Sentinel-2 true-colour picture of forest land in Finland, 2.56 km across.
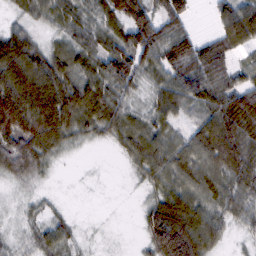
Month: February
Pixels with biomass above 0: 84%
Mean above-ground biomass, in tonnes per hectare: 68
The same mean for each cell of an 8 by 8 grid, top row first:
21 52 63 77 98 77 13 124
103 45 66 76 112 90 66 59
137 121 79 96 45 80 96 53
182 163 107 80 39 59 77 129
89 92 25 27 75 62 74 92
45 17 1 0 47 89 91 82
11 22 0 0 33 114 75 59
24 61 19 1 45 197 86 11
